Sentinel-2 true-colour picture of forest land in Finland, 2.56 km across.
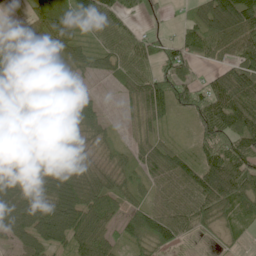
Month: June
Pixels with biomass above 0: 86%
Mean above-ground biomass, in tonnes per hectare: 72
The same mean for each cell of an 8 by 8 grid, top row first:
6 93 95 78 26 9 103 145
73 54 60 61 62 71 61 69
139 79 30 27 82 93 31 104
101 64 71 4 71 55 94 106
126 99 46 32 47 32 73 80
97 122 91 54 48 77 111 106
105 102 107 69 61 61 88 90
53 78 76 57 91 64 12 17
